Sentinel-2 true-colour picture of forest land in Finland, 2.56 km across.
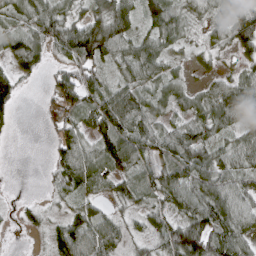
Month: April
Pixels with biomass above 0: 82%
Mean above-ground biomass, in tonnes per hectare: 61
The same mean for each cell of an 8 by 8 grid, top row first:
52 77 42 104 63 73 39 100
72 64 109 95 67 36 31 61
70 25 72 43 72 41 29 66
35 14 69 122 73 41 67 86
3 18 73 113 84 83 63 54
0 18 91 71 59 94 88 66
14 16 44 24 41 62 107 78
2 36 114 76 36 102 95 80
